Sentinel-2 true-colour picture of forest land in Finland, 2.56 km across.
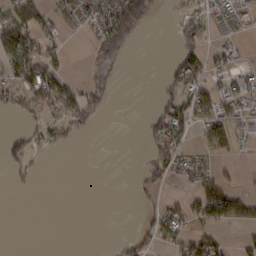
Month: February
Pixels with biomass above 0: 36%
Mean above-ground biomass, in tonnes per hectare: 28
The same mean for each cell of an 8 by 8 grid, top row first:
54 32 41 84 49 12 33 44
79 41 1 45 0 22 29 17
50 93 16 4 0 53 47 42
14 29 65 3 5 67 57 42
30 31 7 0 14 62 49 31
14 1 0 0 16 19 36 9
0 0 0 0 11 34 80 84
0 0 0 2 14 48 45 14
